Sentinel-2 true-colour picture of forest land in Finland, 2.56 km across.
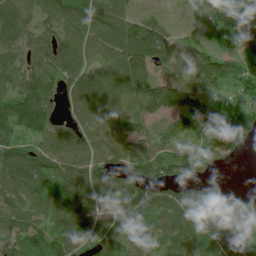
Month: July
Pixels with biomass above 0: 85%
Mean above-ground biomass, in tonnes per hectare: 81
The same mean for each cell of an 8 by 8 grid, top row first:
82 65 101 100 35 6 77 135
73 72 94 105 120 49 40 90
71 97 108 99 83 52 100 66
129 84 73 84 59 75 73 94
90 70 86 84 62 53 89 45
113 77 106 95 74 71 49 0
78 91 120 86 123 93 85 69
84 74 94 114 100 61 75 86
